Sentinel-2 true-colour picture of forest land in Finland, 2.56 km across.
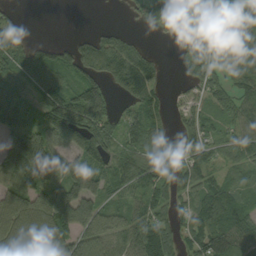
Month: September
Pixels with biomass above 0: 76%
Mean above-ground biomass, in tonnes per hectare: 86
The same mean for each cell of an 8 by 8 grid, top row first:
27 0 0 0 58 87 62 127
75 26 77 85 35 20 81 90
98 102 102 85 124 15 96 71
122 132 173 75 77 27 66 69
87 134 153 91 61 49 83 75
98 109 137 76 82 87 71 47
124 160 146 64 73 58 122 91
141 133 109 87 127 75 120 147
